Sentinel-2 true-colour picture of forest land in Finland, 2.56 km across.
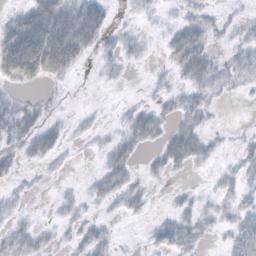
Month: October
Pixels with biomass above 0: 54%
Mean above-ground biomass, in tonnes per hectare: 19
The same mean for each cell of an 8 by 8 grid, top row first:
26 61 51 9 8 8 14 7
85 85 47 14 9 43 25 18
38 19 2 8 2 15 32 21
31 9 3 2 19 20 15 0
23 30 4 16 19 43 17 7
11 5 2 29 11 8 5 21
9 3 11 9 11 14 10 23
23 11 22 14 8 35 8 34
